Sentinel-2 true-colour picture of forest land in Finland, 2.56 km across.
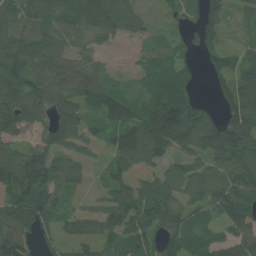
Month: July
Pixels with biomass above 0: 83%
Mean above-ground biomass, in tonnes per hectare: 72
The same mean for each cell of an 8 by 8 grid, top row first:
75 88 102 101 32 25 94 32
99 80 57 21 26 39 66 25
93 84 79 27 25 71 35 87
94 64 75 79 75 145 57 101
47 69 69 52 120 83 97 117
114 97 52 58 51 76 95 116
93 93 35 83 95 64 66 105
114 44 58 54 66 62 51 85
